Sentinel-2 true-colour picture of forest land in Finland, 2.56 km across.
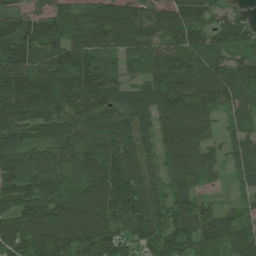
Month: July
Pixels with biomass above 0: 94%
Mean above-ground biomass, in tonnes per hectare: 120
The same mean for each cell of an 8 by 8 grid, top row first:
97 102 111 145 112 137 99 50
138 113 144 108 108 120 108 91
165 153 166 115 105 184 156 139
143 123 129 122 122 162 111 81
96 77 97 134 88 140 95 84
130 110 104 172 117 102 71 55
115 136 153 159 128 130 67 53
154 170 165 138 94 143 129 107
